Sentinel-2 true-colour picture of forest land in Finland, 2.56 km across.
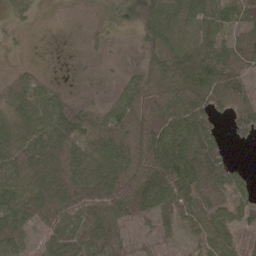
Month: May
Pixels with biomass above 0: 80%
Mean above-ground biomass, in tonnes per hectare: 59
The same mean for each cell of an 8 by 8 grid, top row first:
30 1 5 44 113 76 72 36
4 2 6 13 56 73 74 45
15 16 5 11 72 85 109 58
73 66 49 57 48 61 60 61
104 118 86 100 90 93 81 13
99 114 126 125 94 122 60 31
97 107 94 102 44 65 43 46
48 40 29 32 5 28 39 28
